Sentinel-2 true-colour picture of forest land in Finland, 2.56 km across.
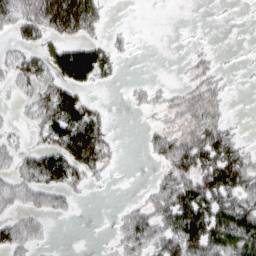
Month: March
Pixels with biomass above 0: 52%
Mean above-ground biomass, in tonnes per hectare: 50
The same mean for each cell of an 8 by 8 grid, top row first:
85 134 149 6 0 0 1 2
37 60 91 36 1 1 9 4
56 70 92 19 10 6 44 2
14 98 118 10 20 42 73 1
30 70 150 33 14 66 93 35
56 105 59 10 1 78 95 87
41 47 6 4 44 103 99 66
71 16 0 14 79 101 120 105
